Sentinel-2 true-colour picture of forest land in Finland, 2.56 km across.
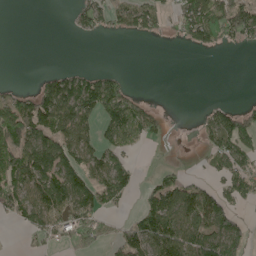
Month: May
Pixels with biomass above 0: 48%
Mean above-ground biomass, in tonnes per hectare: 50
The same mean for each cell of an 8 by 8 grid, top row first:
0 0 44 51 86 50 113 107
0 0 0 0 0 4 42 20
2 32 50 47 0 0 0 0
94 100 80 83 47 0 29 58
96 78 75 49 18 1 38 82
93 99 82 102 9 36 26 88
64 86 86 36 49 101 107 37
2 25 63 39 99 99 94 74
